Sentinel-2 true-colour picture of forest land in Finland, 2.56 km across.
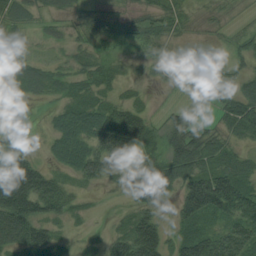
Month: August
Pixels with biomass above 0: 81%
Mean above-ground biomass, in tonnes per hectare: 58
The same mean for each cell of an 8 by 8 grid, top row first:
63 28 38 56 54 57 20 8
16 15 31 23 38 32 30 30
40 49 39 27 13 21 60 44
5 19 76 104 56 29 8 88
41 29 90 169 85 76 80 37
183 82 67 43 51 79 109 86
157 86 22 6 49 46 119 101
74 69 17 62 162 52 93 93
